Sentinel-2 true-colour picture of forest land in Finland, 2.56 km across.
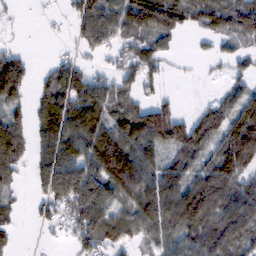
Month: February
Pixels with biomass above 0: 71%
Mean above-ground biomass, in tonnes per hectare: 81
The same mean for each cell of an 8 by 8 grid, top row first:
8 8 72 101 132 114 80 113
28 1 29 49 72 25 21 45
133 56 71 54 73 7 8 49
55 98 133 88 103 70 81 112
112 101 125 151 132 108 84 184
43 111 151 134 100 81 95 99
28 38 126 79 115 135 132 125
25 8 76 67 50 79 101 85
